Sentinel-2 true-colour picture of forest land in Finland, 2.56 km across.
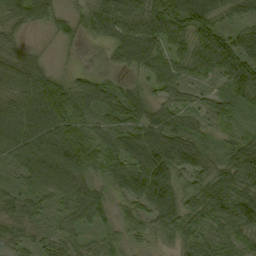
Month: September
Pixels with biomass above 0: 94%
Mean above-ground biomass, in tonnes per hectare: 69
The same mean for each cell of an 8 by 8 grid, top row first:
85 70 41 103 109 114 106 53
54 14 15 52 103 51 97 89
109 79 38 32 33 63 34 83
80 124 62 67 73 56 50 41
70 79 108 59 110 97 40 78
40 78 67 61 93 66 83 128
75 41 111 45 57 76 106 134
56 36 34 43 38 54 52 53
